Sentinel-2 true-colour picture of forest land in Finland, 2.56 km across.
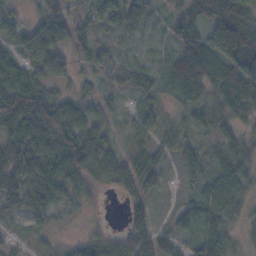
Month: November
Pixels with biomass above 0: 84%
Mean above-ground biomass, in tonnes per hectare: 44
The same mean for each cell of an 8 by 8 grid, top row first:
23 47 27 40 42 49 85 66
39 61 23 17 6 46 81 119
60 35 19 14 24 57 77 119
81 70 53 23 29 20 45 54
66 60 82 27 30 30 25 41
67 62 54 44 56 15 39 47
33 39 24 1 45 23 48 22
17 20 24 35 64 41 47 16
